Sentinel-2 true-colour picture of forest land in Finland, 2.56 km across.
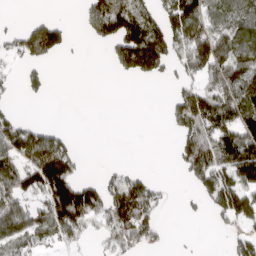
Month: April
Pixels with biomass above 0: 50%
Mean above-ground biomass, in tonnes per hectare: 76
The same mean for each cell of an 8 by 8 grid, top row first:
3 18 22 172 107 144 101 95
57 119 3 59 222 113 160 122
28 28 0 4 37 41 94 147
29 0 0 0 0 77 158 143
134 110 11 0 0 41 138 171
117 166 48 37 39 8 125 117
102 119 180 161 135 5 47 143
73 39 62 87 89 3 0 65
